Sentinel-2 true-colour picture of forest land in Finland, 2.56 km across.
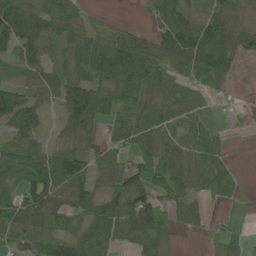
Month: June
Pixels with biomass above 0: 81%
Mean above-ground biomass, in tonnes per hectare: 67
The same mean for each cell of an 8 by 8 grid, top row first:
124 88 53 9 10 81 55 34
85 59 83 114 78 118 127 71
27 45 79 114 105 60 64 14
133 29 120 80 61 51 24 10
67 30 69 48 85 69 79 3
71 128 91 64 85 80 81 21
81 107 75 97 123 66 33 17
68 92 81 61 76 18 13 27
